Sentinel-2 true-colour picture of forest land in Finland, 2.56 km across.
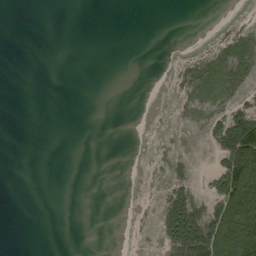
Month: September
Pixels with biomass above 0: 23%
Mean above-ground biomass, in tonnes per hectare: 18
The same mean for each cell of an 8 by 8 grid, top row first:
0 0 0 0 0 0 0 1
0 0 0 0 0 0 12 17
0 0 0 0 0 16 33 42
0 0 0 0 0 2 22 57
0 0 0 0 0 2 18 149
0 0 0 0 1 15 23 153
0 0 0 0 0 87 42 135
0 0 0 0 0 77 123 117
